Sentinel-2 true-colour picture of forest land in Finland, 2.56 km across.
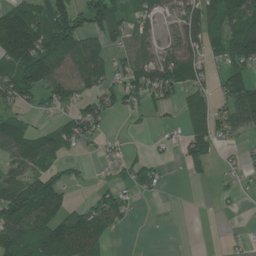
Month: June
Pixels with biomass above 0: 60%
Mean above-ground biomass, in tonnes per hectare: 69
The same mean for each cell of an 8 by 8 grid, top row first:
126 117 84 93 56 60 111 130
189 141 128 42 63 73 81 124
122 117 81 54 86 128 50 117
48 25 73 52 39 23 77 116
104 88 43 14 6 23 63 19
79 97 15 18 45 1 20 16
194 155 49 73 2 0 4 6
140 174 141 19 0 0 5 8
